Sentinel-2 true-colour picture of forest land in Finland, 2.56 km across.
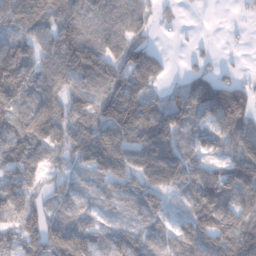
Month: January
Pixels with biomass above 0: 85%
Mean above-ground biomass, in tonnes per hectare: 88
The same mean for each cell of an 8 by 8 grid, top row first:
109 75 90 69 64 23 0 8
98 94 133 81 99 2 12 3
111 97 100 121 107 23 92 50
75 124 86 168 124 121 101 129
103 103 117 158 124 101 71 98
109 58 38 102 123 116 106 127
108 82 57 29 73 24 123 98
107 137 130 58 65 68 90 130
